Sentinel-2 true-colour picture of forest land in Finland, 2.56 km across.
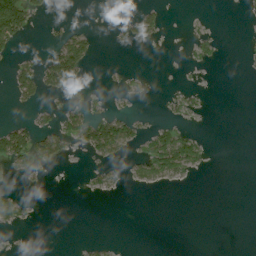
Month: July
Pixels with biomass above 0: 18%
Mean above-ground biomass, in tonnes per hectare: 17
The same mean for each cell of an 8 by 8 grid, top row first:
124 11 0 26 39 0 1 2
20 17 69 3 4 0 12 0
50 63 36 3 6 1 0 0
3 16 34 17 2 10 2 0
83 50 27 90 28 88 8 0
21 3 1 16 37 33 2 0
51 0 0 0 0 0 0 0
0 0 2 3 0 0 0 0
